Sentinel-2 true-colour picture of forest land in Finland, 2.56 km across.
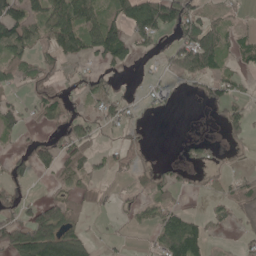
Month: May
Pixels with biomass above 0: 49%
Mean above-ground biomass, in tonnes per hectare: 41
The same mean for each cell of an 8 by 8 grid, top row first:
82 75 90 60 110 99 41 11
78 42 76 113 28 46 103 45
28 27 26 24 8 16 45 19
46 47 19 44 11 4 6 39
13 29 50 14 7 5 30 19
38 15 32 16 21 27 15 28
55 71 19 6 33 39 15 39
93 149 78 9 5 126 40 12
